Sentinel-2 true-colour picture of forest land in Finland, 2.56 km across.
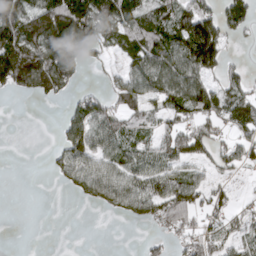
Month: April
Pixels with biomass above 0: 60%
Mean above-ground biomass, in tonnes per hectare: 58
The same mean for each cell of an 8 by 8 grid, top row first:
110 116 157 103 77 80 83 81
127 139 120 42 98 86 164 5
127 119 31 22 83 96 61 42
0 0 67 59 52 58 72 67
0 3 103 71 52 62 57 47
0 12 67 77 72 65 31 13
0 0 6 41 73 94 49 23
0 0 0 0 18 29 66 46
